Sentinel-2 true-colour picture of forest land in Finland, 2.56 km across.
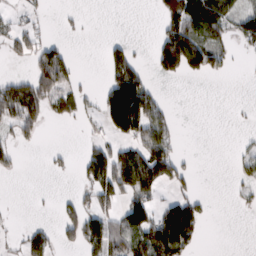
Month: February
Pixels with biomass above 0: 36%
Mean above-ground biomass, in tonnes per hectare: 48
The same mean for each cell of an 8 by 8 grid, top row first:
14 11 7 0 0 108 133 71
34 60 0 38 3 170 106 20
48 104 21 69 61 29 20 1
100 60 40 144 136 13 0 3
37 4 8 48 94 38 0 9
11 8 27 116 141 68 0 22
1 2 53 48 99 112 16 10
9 51 67 76 88 174 3 0
